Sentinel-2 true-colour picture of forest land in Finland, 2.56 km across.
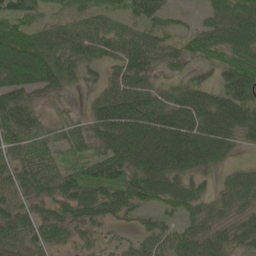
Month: June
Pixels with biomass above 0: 88%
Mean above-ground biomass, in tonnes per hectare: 65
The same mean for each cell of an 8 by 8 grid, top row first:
77 35 52 52 61 20 35 75
111 78 75 54 72 41 71 76
82 82 43 44 61 36 24 96
85 28 19 101 102 81 94 91
65 56 50 88 108 118 108 45
64 74 69 88 92 81 37 45
66 50 81 73 49 59 57 55
62 57 34 24 41 64 69 58
